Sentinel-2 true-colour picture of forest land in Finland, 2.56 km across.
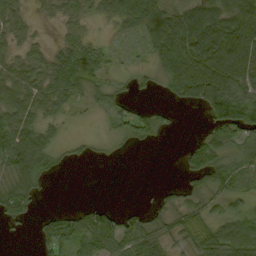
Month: September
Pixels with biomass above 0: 69%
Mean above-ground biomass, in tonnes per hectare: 45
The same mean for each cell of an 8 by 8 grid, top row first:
39 16 33 40 73 62 75 86
27 23 55 17 26 95 93 110
52 54 77 22 13 68 109 72
64 42 11 35 26 13 53 95
90 48 12 11 19 1 58 52
72 29 0 0 0 3 77 59
53 5 19 11 20 38 35 25
3 50 67 61 70 36 70 87
